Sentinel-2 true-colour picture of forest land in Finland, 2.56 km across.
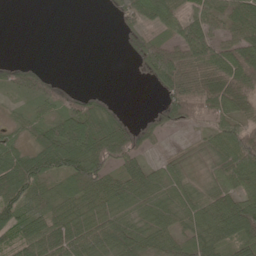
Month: May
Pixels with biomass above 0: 72%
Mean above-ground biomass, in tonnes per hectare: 52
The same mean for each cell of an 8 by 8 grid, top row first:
0 0 0 9 61 53 55 62
0 0 0 0 42 62 64 70
37 35 0 0 8 83 87 95
15 38 71 27 2 57 73 56
39 78 99 120 34 4 32 113
102 72 94 56 60 46 30 77
91 57 54 58 56 59 69 85
56 89 80 88 71 48 70 74
